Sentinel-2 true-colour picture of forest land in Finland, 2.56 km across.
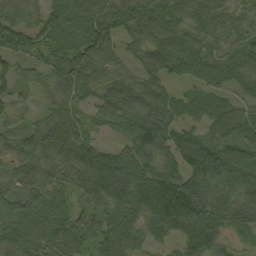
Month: September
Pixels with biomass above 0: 91%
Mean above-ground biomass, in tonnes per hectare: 77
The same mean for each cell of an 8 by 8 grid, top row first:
76 86 108 108 105 98 89 70
70 77 107 67 77 107 75 79
58 56 102 70 74 54 76 70
47 50 64 91 105 73 85 66
76 79 74 38 76 58 71 79
63 69 55 125 89 70 26 99
76 83 55 89 80 125 84 93
78 82 73 89 56 54 84 39
